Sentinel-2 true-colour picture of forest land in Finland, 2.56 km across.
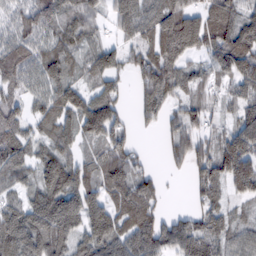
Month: February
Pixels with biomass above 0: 83%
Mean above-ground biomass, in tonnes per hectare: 85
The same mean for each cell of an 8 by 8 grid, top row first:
57 88 95 68 93 145 105 84
100 86 74 51 70 129 77 114
83 116 60 65 85 90 45 75
68 92 91 93 62 47 55 54
101 66 58 102 9 76 61 128
66 100 84 114 63 15 92 162
84 129 113 109 119 13 74 30
145 122 76 122 107 112 85 56
